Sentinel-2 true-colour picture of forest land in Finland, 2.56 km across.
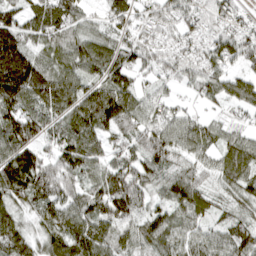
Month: April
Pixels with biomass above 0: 91%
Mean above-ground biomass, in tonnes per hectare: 93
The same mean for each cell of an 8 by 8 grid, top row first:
89 132 75 77 61 85 72 59
155 73 86 81 87 71 74 107
194 118 83 63 35 48 73 75
130 97 126 160 84 55 30 49
141 77 127 62 100 90 76 88
171 158 98 108 103 87 56 101
85 113 102 154 81 87 70 60
109 90 126 91 93 78 75 99
